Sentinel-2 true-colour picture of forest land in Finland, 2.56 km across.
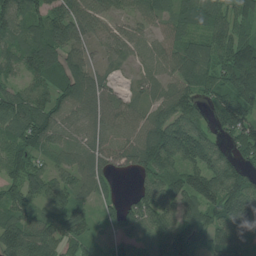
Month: July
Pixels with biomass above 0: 90%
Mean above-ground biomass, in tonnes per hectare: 87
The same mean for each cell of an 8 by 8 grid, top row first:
109 101 101 64 61 74 98 101
74 133 74 50 40 73 95 135
49 87 129 29 36 81 79 142
126 99 94 83 56 133 69 146
81 86 56 57 122 134 95 96
87 81 75 49 74 99 124 107
83 65 54 44 94 91 103 123
115 102 80 38 65 136 83 69
